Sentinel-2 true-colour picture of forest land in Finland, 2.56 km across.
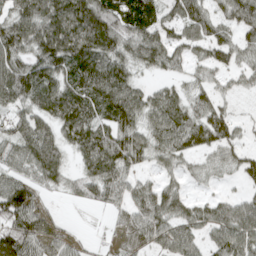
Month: April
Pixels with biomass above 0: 84%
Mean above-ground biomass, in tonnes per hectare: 74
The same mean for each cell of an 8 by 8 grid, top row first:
87 120 123 119 113 79 81 90
98 122 119 91 98 63 76 61
109 84 91 111 24 33 40 31
59 90 107 93 75 82 73 13
77 106 88 118 72 77 75 46
57 71 55 89 33 35 30 43
113 21 13 38 83 74 66 84
131 61 17 15 55 89 53 92
